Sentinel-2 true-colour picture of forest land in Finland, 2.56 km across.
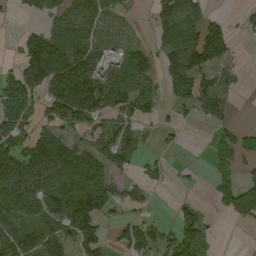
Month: August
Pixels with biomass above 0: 60%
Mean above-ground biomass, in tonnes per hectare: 56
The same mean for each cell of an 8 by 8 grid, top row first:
9 34 58 25 3 77 37 18
21 95 58 24 32 90 149 8
88 123 135 81 73 94 45 10
76 61 103 61 51 23 68 3
74 87 37 67 29 11 10 49
107 89 83 58 21 7 14 39
82 70 104 44 21 26 18 71
93 77 89 27 81 92 46 0
